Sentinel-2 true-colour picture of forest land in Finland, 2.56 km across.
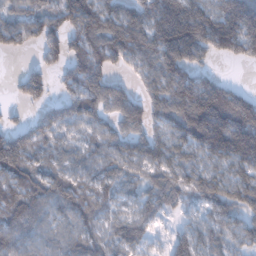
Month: January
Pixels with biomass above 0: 85%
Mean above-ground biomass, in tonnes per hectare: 112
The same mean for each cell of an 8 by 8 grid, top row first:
94 102 171 129 146 263 170 232
55 102 101 147 147 255 119 125
34 78 151 78 73 148 81 8
15 73 126 96 117 142 241 189
144 87 63 84 109 100 150 213
122 105 84 93 71 92 95 93
132 114 109 73 84 69 81 101
106 83 96 75 74 94 85 71
